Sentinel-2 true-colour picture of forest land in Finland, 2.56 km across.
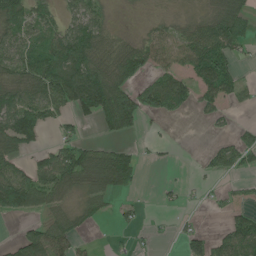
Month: June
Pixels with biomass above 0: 56%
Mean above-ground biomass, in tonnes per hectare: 55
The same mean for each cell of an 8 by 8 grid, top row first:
99 54 74 16 5 12 39 57
83 84 131 73 62 66 101 38
80 125 151 114 43 58 86 36
128 79 61 143 71 28 31 11
102 21 56 30 9 4 9 43
80 93 94 102 11 2 14 22
108 61 40 22 11 12 11 22
34 100 28 5 9 17 47 87
